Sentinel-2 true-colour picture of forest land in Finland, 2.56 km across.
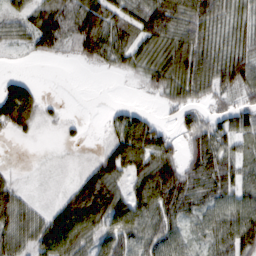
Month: February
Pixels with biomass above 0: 75%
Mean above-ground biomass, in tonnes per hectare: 58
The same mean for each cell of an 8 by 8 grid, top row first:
37 90 105 69 90 91 77 50
17 49 58 85 61 90 60 58
39 0 0 2 27 82 74 86
146 15 0 21 31 33 35 61
5 1 8 44 109 36 87 47
11 2 31 78 82 88 79 60
78 28 134 106 82 76 49 75
67 85 98 68 69 51 47 106
